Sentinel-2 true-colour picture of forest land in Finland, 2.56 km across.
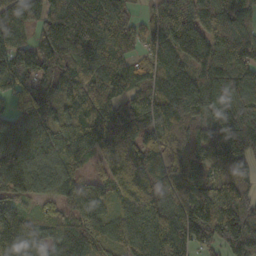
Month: October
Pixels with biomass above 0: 93%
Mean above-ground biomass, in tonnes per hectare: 133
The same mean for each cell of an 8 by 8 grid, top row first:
143 131 152 158 49 159 137 145
151 194 163 139 74 148 159 156
144 127 135 128 108 137 152 150
92 131 138 153 141 126 114 127
147 121 150 184 111 92 116 204
117 103 81 110 164 116 75 106
91 66 135 78 185 187 238 166
114 90 127 87 123 181 109 207
